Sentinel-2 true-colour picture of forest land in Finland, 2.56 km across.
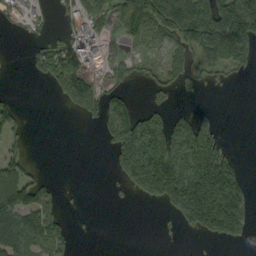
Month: September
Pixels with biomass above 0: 47%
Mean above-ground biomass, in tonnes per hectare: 76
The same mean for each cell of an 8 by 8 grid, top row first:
28 25 85 59 157 211 210 200
35 66 136 25 43 82 125 166
0 60 124 44 29 55 29 12
54 0 53 104 67 40 10 0
28 0 0 87 194 207 123 2
94 11 0 23 243 234 222 74
138 84 4 3 7 119 252 127
97 92 4 0 0 3 24 43
